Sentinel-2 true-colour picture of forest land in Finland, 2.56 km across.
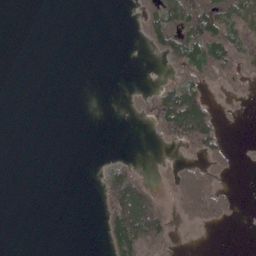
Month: May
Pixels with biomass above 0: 30%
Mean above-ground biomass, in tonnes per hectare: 27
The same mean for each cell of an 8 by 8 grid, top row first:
0 0 0 0 41 74 93 61
0 0 0 0 13 81 101 54
0 0 0 0 0 54 53 44
0 0 0 0 27 134 74 7
0 0 0 0 2 34 73 2
0 0 0 58 24 46 61 3
0 0 0 69 125 25 85 10
0 0 0 66 120 18 0 0
